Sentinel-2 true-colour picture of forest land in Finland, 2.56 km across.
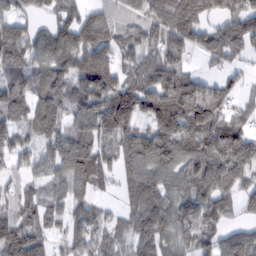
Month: February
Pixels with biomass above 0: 85%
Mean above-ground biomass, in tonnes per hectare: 92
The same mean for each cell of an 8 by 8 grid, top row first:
65 47 81 61 86 164 61 105
95 104 128 112 92 100 87 84
81 96 91 116 117 125 70 38
91 111 89 178 115 144 137 57
68 71 114 79 119 110 104 110
38 56 118 48 99 78 128 81
66 69 66 22 125 93 105 43
151 65 104 56 95 79 74 114
